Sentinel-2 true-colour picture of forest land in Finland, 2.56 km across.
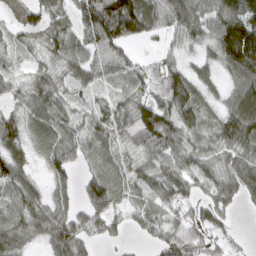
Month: March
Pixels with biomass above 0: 87%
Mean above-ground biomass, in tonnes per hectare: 60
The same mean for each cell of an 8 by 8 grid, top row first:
46 46 62 112 97 79 76 129
36 47 60 70 12 29 49 179
34 55 55 47 39 69 39 78
39 69 36 60 78 82 39 89
61 43 48 39 72 67 42 81
83 46 35 47 56 70 67 73
78 85 59 66 49 56 59 22
75 66 80 35 22 70 53 13
